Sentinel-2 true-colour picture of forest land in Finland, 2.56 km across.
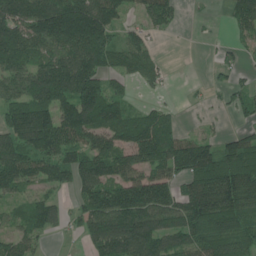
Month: June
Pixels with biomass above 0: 75%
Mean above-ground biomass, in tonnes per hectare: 93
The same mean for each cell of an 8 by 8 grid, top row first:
157 186 200 113 69 51 6 83
153 94 136 99 71 1 2 34
96 152 151 57 50 5 14 24
111 109 150 116 47 19 11 38
109 122 94 94 148 108 62 85
126 84 92 100 103 84 143 136
39 85 58 154 159 116 151 150
68 23 27 172 166 100 109 107
